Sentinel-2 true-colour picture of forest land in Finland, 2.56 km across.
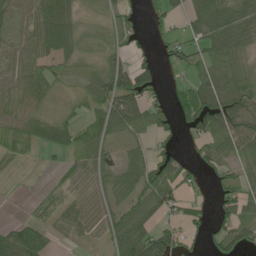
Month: June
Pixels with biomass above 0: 68%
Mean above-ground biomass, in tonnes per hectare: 49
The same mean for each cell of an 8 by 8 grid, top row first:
44 90 36 24 17 25 80 61
55 68 38 32 23 42 48 45
48 47 20 90 88 17 58 44
39 26 24 95 85 50 119 93
51 47 51 32 32 31 52 60
9 7 53 41 76 55 23 45
1 31 54 40 57 45 21 66
91 40 23 49 87 70 37 66
